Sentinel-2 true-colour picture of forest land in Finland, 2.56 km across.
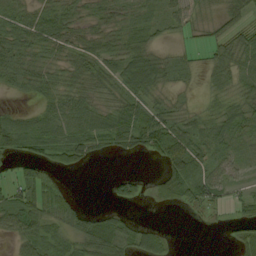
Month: September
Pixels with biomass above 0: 73%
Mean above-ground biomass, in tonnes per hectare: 37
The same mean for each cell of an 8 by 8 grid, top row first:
38 45 32 31 26 34 26 17
41 38 35 33 49 13 25 56
30 38 42 42 71 24 23 42
20 38 58 44 53 41 29 47
49 57 61 42 51 97 55 36
22 26 5 14 12 83 51 19
66 59 25 20 6 17 35 31
38 46 43 53 46 5 0 35
